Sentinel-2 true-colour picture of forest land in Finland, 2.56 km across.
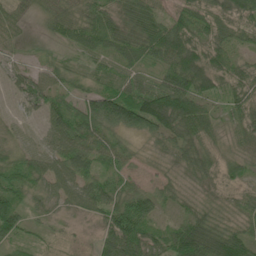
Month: June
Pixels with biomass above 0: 79%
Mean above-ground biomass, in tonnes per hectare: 47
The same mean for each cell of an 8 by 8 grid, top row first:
0 0 0 9 69 50 54 62
1 1 1 6 19 78 67 35
32 43 30 51 43 85 68 58
20 50 58 113 126 126 53 48
30 42 78 54 20 49 28 32
56 60 65 46 17 23 36 26
59 28 41 71 80 26 33 30
42 14 13 87 74 84 109 74
